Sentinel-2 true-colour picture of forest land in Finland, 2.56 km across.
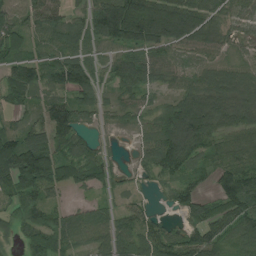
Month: July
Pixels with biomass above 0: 85%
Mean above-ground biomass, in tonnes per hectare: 80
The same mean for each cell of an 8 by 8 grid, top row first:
65 80 49 159 153 132 78 68
87 77 75 74 100 72 67 34
84 77 104 48 71 65 90 92
44 95 74 49 45 117 137 115
107 103 78 16 54 150 84 67
123 131 71 40 21 59 36 119
67 78 40 38 40 43 63 114
35 109 75 95 91 80 105 101
